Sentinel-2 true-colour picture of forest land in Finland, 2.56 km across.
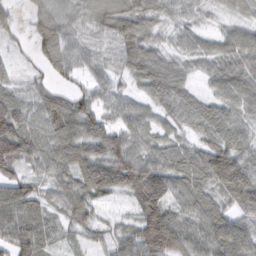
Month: February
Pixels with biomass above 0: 92%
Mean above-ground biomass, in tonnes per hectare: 62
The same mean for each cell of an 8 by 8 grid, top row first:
30 79 46 84 74 42 26 43
18 72 60 44 83 33 39 69
35 31 33 42 64 59 32 69
87 52 92 50 45 56 56 47
120 55 71 85 56 48 57 59
56 46 73 100 112 72 97 110
87 43 63 28 103 65 64 58
71 39 25 40 117 116 78 77
